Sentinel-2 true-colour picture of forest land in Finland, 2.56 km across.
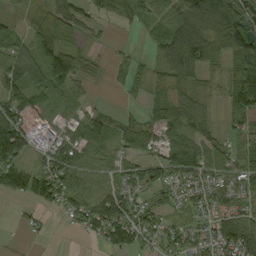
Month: September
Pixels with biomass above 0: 77%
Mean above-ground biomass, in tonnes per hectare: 57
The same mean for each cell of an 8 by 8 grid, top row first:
18 55 54 46 54 83 163 105
59 81 44 9 11 125 110 115
77 85 48 8 31 70 31 98
70 26 25 25 25 78 32 48
125 36 55 44 63 71 58 26
90 96 63 41 57 54 51 58
5 38 83 121 44 30 41 46
1 5 10 66 42 53 53 117
